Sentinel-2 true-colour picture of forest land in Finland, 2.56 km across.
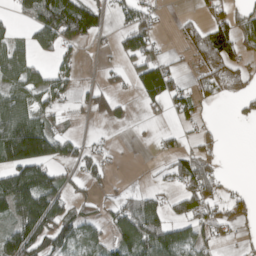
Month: April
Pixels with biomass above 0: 51%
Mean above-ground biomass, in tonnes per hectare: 61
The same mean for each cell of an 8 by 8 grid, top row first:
24 125 143 36 52 12 36 52
57 49 40 17 82 10 109 63
71 64 21 19 83 47 54 45
119 58 22 42 13 41 11 16
202 137 36 9 3 25 36 0
126 98 46 16 2 73 100 1
125 155 39 42 82 56 78 49
134 114 89 57 148 108 51 18
